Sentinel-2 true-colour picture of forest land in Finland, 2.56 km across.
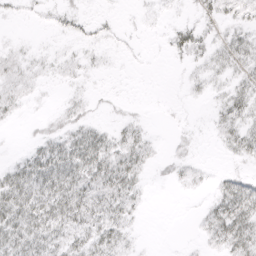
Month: April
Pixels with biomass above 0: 59%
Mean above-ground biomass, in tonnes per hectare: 15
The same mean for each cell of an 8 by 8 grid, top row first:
5 6 9 3 3 4 13 16
6 3 7 4 1 16 16 26
15 6 7 2 0 1 13 18
10 4 10 4 2 2 5 27
1 22 35 23 19 6 2 26
29 42 35 38 13 9 6 15
41 37 37 29 7 0 14 41
36 31 22 29 2 0 13 38
